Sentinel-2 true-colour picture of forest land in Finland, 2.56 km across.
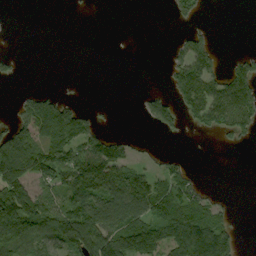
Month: September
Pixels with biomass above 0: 45%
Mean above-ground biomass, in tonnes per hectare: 59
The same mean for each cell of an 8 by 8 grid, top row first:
0 0 1 0 0 31 5 0
1 0 0 0 0 31 63 3
16 0 0 0 0 75 111 103
39 143 67 2 32 69 110 129
139 117 126 79 10 0 0 19
121 96 127 101 58 69 2 0
135 91 119 113 100 100 67 0
110 102 159 128 124 123 164 33
